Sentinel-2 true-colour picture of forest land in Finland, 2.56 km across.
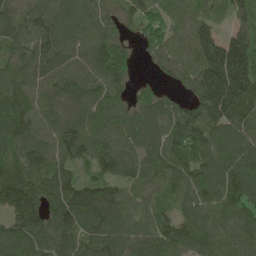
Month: May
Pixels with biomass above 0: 94%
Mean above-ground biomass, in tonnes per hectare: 120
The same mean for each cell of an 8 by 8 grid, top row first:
103 129 194 55 90 81 67 88
87 142 146 118 67 93 169 174
119 103 124 115 15 57 200 226
189 106 120 142 100 93 149 140
133 104 161 128 97 146 154 121
182 136 61 110 92 119 139 148
160 116 146 133 83 64 111 126
128 111 87 102 99 150 104 105
